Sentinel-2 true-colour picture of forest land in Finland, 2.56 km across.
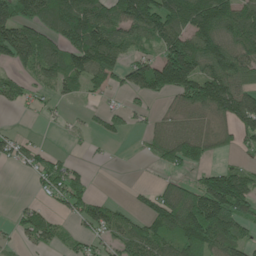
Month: June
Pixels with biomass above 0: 63%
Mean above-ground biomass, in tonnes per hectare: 86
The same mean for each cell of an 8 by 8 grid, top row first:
160 138 193 104 179 162 193 150
175 100 149 145 44 138 148 118
37 63 91 69 134 184 146 86
14 19 8 34 25 43 91 164
43 6 8 10 21 106 63 38
5 73 44 0 1 36 74 86
20 29 62 51 43 148 189 110
26 55 32 55 123 126 188 100
